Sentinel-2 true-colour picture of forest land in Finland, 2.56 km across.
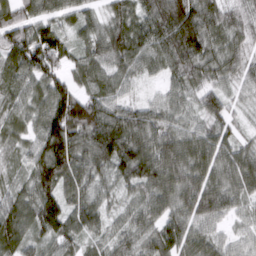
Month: March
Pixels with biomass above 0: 97%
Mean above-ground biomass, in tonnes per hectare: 90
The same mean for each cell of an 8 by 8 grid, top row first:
98 84 64 68 97 168 115 71
126 143 53 109 85 159 89 62
77 99 56 76 41 74 72 59
59 114 150 102 78 60 91 29
50 152 114 161 127 109 99 60
40 131 88 73 134 106 103 108
95 120 90 45 78 88 113 58
90 66 62 59 76 103 70 43
